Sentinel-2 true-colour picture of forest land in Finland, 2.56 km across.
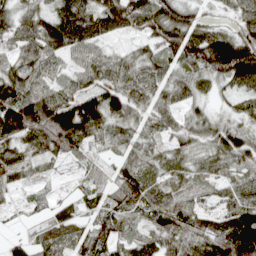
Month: April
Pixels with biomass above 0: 88%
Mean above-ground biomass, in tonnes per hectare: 62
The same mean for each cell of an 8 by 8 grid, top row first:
51 59 95 108 106 79 21 51
46 85 65 24 35 96 146 122
82 48 48 69 58 51 53 83
144 121 113 71 47 48 27 38
70 83 62 42 47 42 53 74
36 20 18 41 66 42 31 37
12 34 37 59 61 71 31 84
29 63 57 59 50 56 92 137
